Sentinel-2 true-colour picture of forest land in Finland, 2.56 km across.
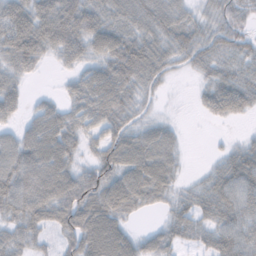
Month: November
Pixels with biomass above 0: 83%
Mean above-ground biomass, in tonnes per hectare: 57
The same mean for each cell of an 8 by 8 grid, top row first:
83 80 95 52 62 49 35 52
84 60 65 83 68 57 58 41
44 2 48 93 54 9 37 57
34 55 64 78 22 3 32 45
63 97 40 69 72 37 2 21
90 105 71 64 92 38 26 80
66 78 100 81 33 38 52 72
49 24 97 102 37 43 45 81
